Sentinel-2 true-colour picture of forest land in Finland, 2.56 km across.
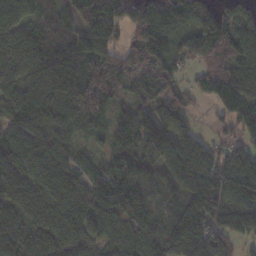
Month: November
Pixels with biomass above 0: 92%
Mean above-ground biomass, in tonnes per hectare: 108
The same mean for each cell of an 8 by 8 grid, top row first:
87 80 155 146 147 112 89 111
113 113 116 81 109 77 122 111
87 126 100 110 117 76 74 110
121 110 100 68 109 127 18 93
140 127 47 67 107 159 74 81
126 117 92 107 77 125 171 135
107 129 140 104 93 95 172 125
110 115 118 67 105 141 153 82
